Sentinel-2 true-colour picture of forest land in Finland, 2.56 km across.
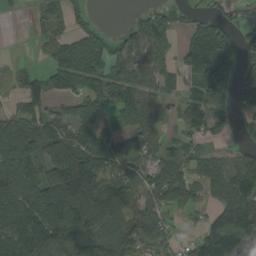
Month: August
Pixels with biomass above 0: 70%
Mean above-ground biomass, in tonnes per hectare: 79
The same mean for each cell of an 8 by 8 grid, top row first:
7 36 17 0 29 36 36 13
4 38 80 47 72 25 154 59
15 70 107 89 70 30 115 48
59 58 84 65 86 30 83 36
174 158 113 83 73 42 29 25
103 97 223 113 73 98 91 116
117 149 192 167 76 52 51 148
142 138 68 86 74 38 136 130
